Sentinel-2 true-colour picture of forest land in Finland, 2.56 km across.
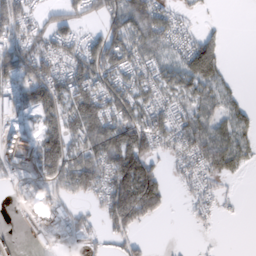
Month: February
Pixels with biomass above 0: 63%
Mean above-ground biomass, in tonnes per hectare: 51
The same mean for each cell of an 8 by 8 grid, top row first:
66 25 37 60 90 30 4 0
59 47 45 74 72 41 75 0
67 85 88 64 54 57 84 5
47 62 115 84 59 48 52 31
41 80 80 98 93 49 81 47
27 58 112 95 106 19 37 14
19 106 17 91 112 3 23 5
10 31 24 20 11 1 1 0
